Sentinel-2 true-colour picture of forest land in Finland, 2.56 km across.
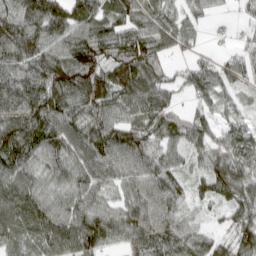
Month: March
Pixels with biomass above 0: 91%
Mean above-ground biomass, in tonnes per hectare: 77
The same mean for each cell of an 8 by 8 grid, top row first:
87 140 108 71 71 53 28 18
100 85 93 90 98 46 13 35
105 116 104 91 104 49 72 42
106 112 93 71 71 48 39 34
124 101 105 104 81 60 72 62
94 62 79 75 87 60 77 87
98 79 80 58 92 66 27 77
68 80 98 57 89 83 52 72
